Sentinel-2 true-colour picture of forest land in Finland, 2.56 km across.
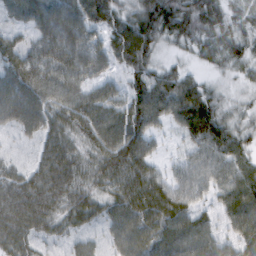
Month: February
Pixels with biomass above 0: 94%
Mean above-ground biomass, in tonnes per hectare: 64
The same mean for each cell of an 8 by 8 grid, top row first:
46 90 93 70 96 96 81 43
57 78 84 69 89 29 57 52
83 82 68 43 73 64 25 26
87 70 87 75 93 79 91 33
22 17 54 86 64 17 79 55
55 61 53 76 75 37 58 70
37 64 76 62 91 75 31 85
79 40 38 47 87 86 67 63
